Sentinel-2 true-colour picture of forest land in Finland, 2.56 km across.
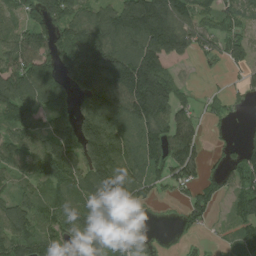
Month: August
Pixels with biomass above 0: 78%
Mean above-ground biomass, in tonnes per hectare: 119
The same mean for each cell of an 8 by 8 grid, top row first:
77 134 110 141 266 190 80 97
133 126 221 176 187 234 76 91
137 139 198 193 260 78 6 34
139 124 131 169 215 117 39 21
119 141 170 210 155 157 28 49
77 106 123 180 123 102 44 97
107 91 133 141 46 28 82 90
139 122 116 105 65 18 11 82
